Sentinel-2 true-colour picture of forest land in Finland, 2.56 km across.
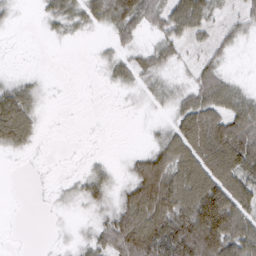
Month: March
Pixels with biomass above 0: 65%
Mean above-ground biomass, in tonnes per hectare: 45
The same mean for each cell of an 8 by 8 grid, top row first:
10 27 48 79 61 71 49 27
2 2 1 30 27 32 30 14
20 6 0 21 40 21 51 14
98 8 1 2 15 45 76 63
51 3 2 1 9 89 98 95
0 3 19 25 89 90 109 79
0 6 18 42 103 101 161 96
1 4 19 67 111 118 151 102
